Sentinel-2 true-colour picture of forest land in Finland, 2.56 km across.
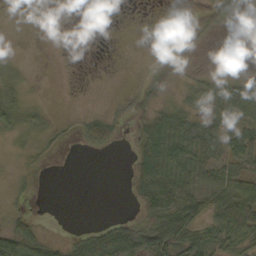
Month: October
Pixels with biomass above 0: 49%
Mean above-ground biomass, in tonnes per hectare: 25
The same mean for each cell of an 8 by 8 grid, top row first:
0 0 0 0 0 0 22 17
1 0 0 1 3 14 4 0
16 0 0 2 20 19 20 25
34 12 6 16 35 41 33 52
10 19 18 28 46 71 62 38
11 2 0 0 68 72 50 30
13 0 0 0 57 73 44 66
51 17 26 62 70 89 42 48
